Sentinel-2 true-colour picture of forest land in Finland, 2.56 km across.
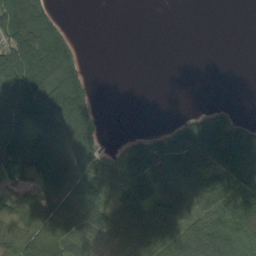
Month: August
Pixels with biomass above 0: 60%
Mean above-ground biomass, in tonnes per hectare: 50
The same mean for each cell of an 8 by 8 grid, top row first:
89 49 0 0 0 0 0 0
78 95 21 0 0 0 0 0
76 90 53 0 0 0 0 0
70 78 74 0 0 1 23 5
77 65 68 2 35 108 139 138
36 63 67 56 122 75 62 101
54 63 59 51 97 86 73 137
46 93 57 40 79 81 68 87
